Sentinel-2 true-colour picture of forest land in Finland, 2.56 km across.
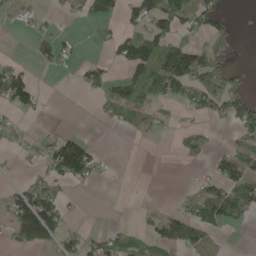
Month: May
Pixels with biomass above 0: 41%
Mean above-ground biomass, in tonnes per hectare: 46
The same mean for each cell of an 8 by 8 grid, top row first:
24 16 26 42 74 81 60 7
9 55 11 33 110 128 51 3
108 3 30 48 120 153 110 25
40 4 0 38 51 24 53 74
29 49 71 0 4 29 44 41
8 61 63 6 0 0 34 92
99 129 6 0 8 25 107 71
40 55 48 56 44 87 51 0
